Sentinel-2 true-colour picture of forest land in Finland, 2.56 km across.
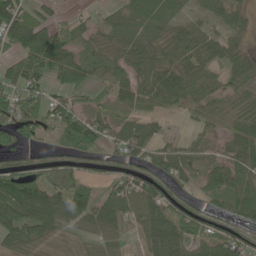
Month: June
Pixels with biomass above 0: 79%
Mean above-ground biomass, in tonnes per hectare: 61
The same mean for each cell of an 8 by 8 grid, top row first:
105 44 23 30 68 44 27 32
73 135 58 40 54 68 65 28
61 51 74 60 54 72 72 56
90 74 73 68 56 38 60 53
46 30 121 54 77 36 43 61
93 58 56 50 58 65 60 71
110 78 85 60 61 81 39 70
58 38 21 35 42 85 68 65
